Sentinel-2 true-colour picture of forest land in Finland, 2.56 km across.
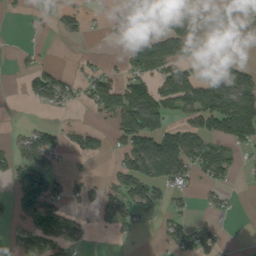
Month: September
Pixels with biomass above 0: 45%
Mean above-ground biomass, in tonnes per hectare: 54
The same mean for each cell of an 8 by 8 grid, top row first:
3 10 34 26 73 121 76 77
7 4 3 7 84 92 22 27
4 76 34 56 70 127 147 115
1 16 8 66 125 56 136 163
33 68 42 23 109 102 83 69
61 79 18 26 116 83 61 19
34 88 28 68 87 24 21 8
30 87 34 10 2 59 52 1
